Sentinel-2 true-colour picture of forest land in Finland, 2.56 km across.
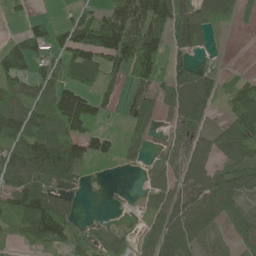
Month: June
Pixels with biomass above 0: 73%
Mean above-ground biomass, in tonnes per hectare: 74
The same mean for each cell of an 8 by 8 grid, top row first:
19 27 47 82 135 121 65 31
88 83 117 140 176 53 19 0
95 76 76 43 104 91 87 28
104 93 126 20 103 86 61 95
112 125 90 37 50 47 66 136
114 120 55 4 24 63 92 87
104 130 21 2 24 89 126 60
25 92 38 47 25 116 64 59
